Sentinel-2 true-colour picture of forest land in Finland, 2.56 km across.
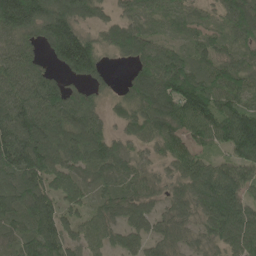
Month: May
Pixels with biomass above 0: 89%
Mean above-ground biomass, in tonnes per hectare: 98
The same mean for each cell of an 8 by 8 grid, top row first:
204 136 89 46 68 54 47 109
113 81 189 56 88 56 67 65
138 116 66 22 99 146 91 93
157 149 115 36 102 140 128 141
187 132 116 82 60 88 73 199
117 114 74 74 63 71 117 116
95 124 56 77 75 68 114 119
68 134 69 60 63 64 72 110
